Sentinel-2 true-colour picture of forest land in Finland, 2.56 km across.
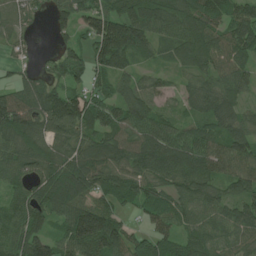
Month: June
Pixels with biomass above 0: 89%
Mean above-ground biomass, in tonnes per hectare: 87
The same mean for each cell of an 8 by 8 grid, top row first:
44 43 109 119 116 105 95 89
28 10 63 171 81 77 98 93
46 65 70 82 52 32 72 72
126 141 139 88 97 38 87 66
88 80 84 97 102 106 104 106
73 87 129 88 81 96 94 92
77 95 132 82 68 76 79 77
85 110 156 129 92 78 79 63
